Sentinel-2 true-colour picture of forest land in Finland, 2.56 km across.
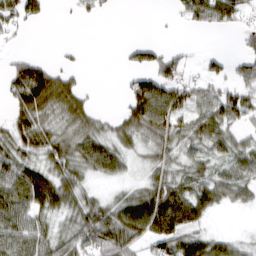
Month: March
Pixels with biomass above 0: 64%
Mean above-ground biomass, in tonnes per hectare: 44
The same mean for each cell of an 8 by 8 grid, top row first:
54 11 12 5 0 7 54 46
6 0 4 0 28 11 2 14
55 91 21 0 51 62 31 33
51 58 61 10 96 65 38 54
58 62 61 52 38 53 55 37
72 63 51 39 20 50 51 51
63 59 61 55 93 105 55 21
57 52 66 90 60 70 47 23
